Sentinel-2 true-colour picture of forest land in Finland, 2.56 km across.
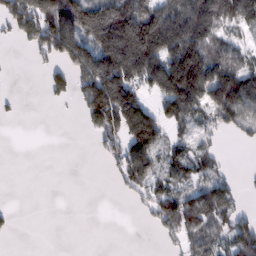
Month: February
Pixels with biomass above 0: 54%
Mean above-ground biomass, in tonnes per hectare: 91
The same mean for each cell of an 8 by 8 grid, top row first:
151 197 206 201 192 157 188 192
11 135 157 222 277 178 127 73
1 55 97 197 140 226 190 159
11 0 39 195 149 126 85 150
0 0 0 77 171 52 38 21
0 0 0 24 91 75 93 16
6 0 0 0 37 149 173 58
3 0 0 0 0 53 73 140
